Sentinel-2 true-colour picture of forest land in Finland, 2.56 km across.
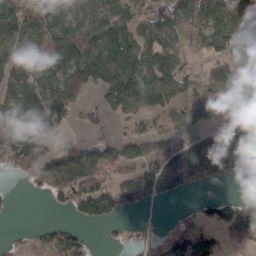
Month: March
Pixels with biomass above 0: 65%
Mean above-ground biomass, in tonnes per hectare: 80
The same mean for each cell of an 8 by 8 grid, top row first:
124 101 94 104 63 107 83 94
115 93 105 130 88 70 70 124
100 84 118 122 106 98 61 94
111 209 41 53 71 43 62 107
195 76 81 74 59 46 76 104
34 121 222 86 79 73 59 32
6 14 91 121 38 7 24 36
14 76 60 7 14 47 50 40
